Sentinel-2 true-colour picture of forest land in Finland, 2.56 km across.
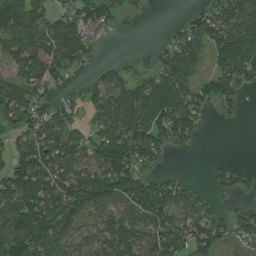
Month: July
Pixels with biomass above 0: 73%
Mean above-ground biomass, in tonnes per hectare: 85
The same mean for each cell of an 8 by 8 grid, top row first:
116 86 101 50 8 3 71 118
102 117 125 1 6 86 93 152
80 93 13 57 57 127 71 112
109 80 39 82 116 156 34 25
80 125 74 177 116 51 1 0
148 131 121 159 90 31 25 71
142 142 134 68 135 109 64 31
117 136 47 73 89 111 114 49
